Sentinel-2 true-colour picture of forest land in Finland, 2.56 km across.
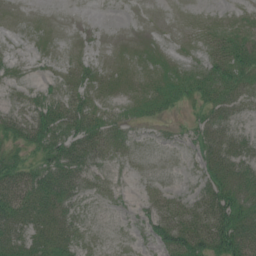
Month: July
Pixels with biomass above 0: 71%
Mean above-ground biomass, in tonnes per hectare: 22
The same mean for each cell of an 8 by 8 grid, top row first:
1 1 0 0 0 0 2 8
3 4 2 1 4 3 14 32
13 11 21 12 12 24 33 30
27 44 43 14 15 8 24 17
26 46 50 24 5 7 36 21
51 48 42 10 5 3 26 31
57 45 16 5 11 27 47 42
48 40 19 2 8 44 58 75
